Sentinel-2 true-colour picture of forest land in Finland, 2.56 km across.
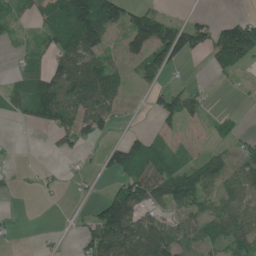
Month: June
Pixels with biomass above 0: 56%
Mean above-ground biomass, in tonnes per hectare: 58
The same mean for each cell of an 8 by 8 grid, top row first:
43 63 159 130 94 19 19 27
14 50 91 31 107 137 75 195
31 91 139 88 49 13 8 23
41 113 97 60 5 87 24 9
2 9 47 35 69 26 19 37
3 12 14 39 110 99 81 62
1 2 5 126 77 63 56 77
9 4 33 141 114 62 56 90
